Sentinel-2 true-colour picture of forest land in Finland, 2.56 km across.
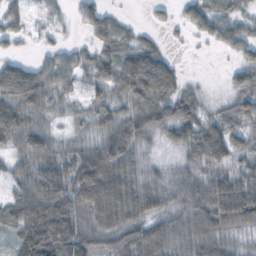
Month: October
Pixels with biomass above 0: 84%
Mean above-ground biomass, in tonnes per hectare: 52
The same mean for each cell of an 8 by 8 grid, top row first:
33 18 24 28 4 14 46 32
13 18 23 53 50 5 8 37
89 57 34 59 109 47 3 36
83 33 21 44 65 71 26 52
46 44 26 71 38 38 99 37
37 83 90 88 43 30 46 53
71 106 75 85 60 54 85 113
58 131 92 61 72 47 58 25
